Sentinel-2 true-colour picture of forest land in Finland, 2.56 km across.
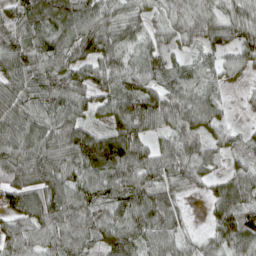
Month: April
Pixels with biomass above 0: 94%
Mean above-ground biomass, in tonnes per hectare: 73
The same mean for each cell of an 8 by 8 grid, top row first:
68 100 88 61 45 58 62 62
94 83 83 80 60 38 52 74
81 82 65 74 71 51 52 25
85 78 60 70 109 92 75 12
84 79 121 114 66 77 61 39
83 94 80 88 87 75 52 68
90 101 82 66 111 60 36 102
66 66 67 73 65 63 45 99
